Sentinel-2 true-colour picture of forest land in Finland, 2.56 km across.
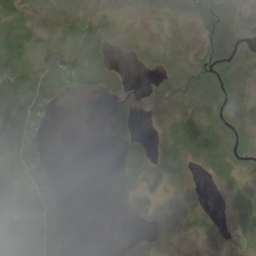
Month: June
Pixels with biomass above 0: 48%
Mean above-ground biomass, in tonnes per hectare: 18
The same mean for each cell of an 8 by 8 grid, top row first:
27 10 25 13 11 26 46 19
36 27 25 7 2 0 24 14
62 71 28 11 1 9 19 24
59 21 0 10 4 7 14 15
49 10 0 9 6 24 35 19
53 20 0 8 15 9 6 7
37 37 0 2 11 9 3 15
33 42 0 1 8 2 7 7
